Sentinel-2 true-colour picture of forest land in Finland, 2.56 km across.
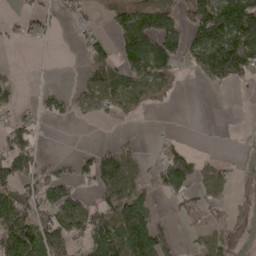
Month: April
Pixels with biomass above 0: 50%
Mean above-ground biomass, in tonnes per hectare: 52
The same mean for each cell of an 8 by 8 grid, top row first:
16 30 25 39 80 55 139 174
5 7 24 44 75 97 100 115
22 2 29 86 85 48 23 22
29 31 32 45 26 2 0 0
83 3 1 24 8 34 1 2
74 63 44 102 36 106 54 15
95 67 84 108 63 17 37 29
113 74 61 130 177 28 56 15
